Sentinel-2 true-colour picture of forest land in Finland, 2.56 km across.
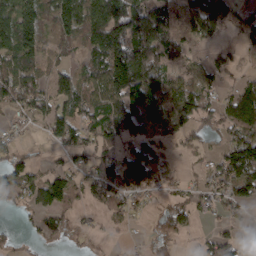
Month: March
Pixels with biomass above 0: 71%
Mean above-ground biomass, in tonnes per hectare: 72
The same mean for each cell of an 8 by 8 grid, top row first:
124 81 134 174 113 60 108 49
115 53 53 162 154 57 31 22
131 56 79 151 166 57 33 32
45 85 92 84 140 114 76 121
35 26 75 67 84 37 34 131
67 59 44 92 120 20 48 136
22 95 25 52 21 62 32 49
19 27 12 7 17 41 33 49
